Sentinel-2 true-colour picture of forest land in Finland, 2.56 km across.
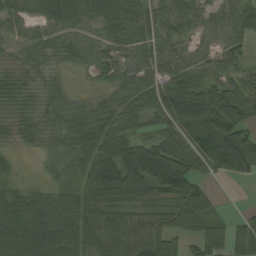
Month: August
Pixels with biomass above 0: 89%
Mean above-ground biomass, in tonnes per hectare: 67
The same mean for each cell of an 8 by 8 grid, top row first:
50 69 60 65 57 67 56 75
37 49 48 45 66 59 43 52
46 36 7 48 65 75 71 57
47 52 47 50 58 98 129 104
29 38 67 82 67 65 101 123
25 16 53 127 160 150 53 69
76 74 73 74 66 88 86 6
83 99 80 86 90 54 100 73
